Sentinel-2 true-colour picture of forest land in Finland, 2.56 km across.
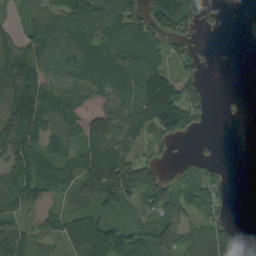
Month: September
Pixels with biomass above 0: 72%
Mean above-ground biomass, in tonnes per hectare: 72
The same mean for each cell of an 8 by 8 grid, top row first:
35 92 129 145 107 181 47 4
116 122 120 99 118 46 2 1
200 86 74 103 56 39 15 0
179 122 60 103 85 122 35 5
125 68 61 84 37 19 5 0
87 85 86 129 58 24 31 0
62 35 54 58 45 75 79 0
106 61 90 88 82 78 110 43
